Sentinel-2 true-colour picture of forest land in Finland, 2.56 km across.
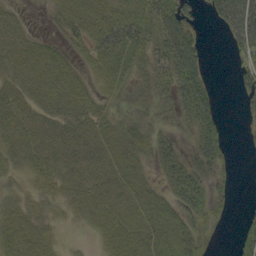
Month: September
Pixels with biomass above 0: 72%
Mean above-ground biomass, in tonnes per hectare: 33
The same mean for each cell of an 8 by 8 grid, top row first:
13 9 47 44 45 56 16 83
35 27 23 62 41 72 8 43
28 41 26 40 23 53 25 29
43 35 37 21 13 26 45 14
37 45 45 43 31 30 49 2
11 34 40 40 24 51 29 2
21 13 26 42 42 40 38 5
38 19 2 42 50 52 22 31
